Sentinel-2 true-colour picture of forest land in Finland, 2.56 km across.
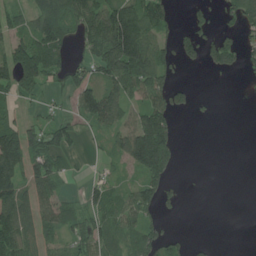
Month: July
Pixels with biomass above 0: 56%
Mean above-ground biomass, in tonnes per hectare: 69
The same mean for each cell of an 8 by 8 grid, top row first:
57 121 112 139 125 26 34 80
104 128 41 185 149 63 66 72
120 72 65 103 121 37 1 1
38 37 78 122 118 61 5 0
139 106 29 49 234 73 0 0
93 114 12 32 95 21 1 0
125 69 50 85 105 17 0 0
119 50 74 60 106 40 11 0
